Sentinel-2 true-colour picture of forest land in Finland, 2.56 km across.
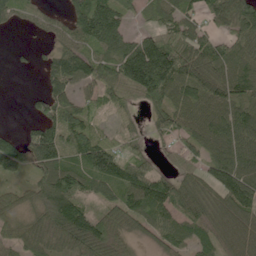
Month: June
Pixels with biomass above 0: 81%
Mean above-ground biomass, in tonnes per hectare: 91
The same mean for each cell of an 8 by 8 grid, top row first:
52 31 134 158 52 94 81 139
5 21 84 105 148 142 99 86
0 75 110 107 222 155 133 108
0 99 88 47 49 108 104 107
82 165 118 74 27 45 93 113
33 99 103 125 97 53 63 128
68 114 99 79 102 118 82 112
72 93 144 110 34 85 80 94
